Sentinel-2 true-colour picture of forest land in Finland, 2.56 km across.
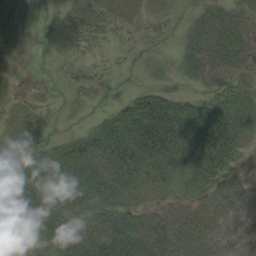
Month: August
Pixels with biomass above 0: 75%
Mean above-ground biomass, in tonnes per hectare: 51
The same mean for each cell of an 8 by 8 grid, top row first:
47 8 37 30 15 8 58 46
16 7 11 3 7 14 77 63
9 9 9 8 8 9 51 42
26 19 12 36 98 89 77 92
36 36 63 102 113 119 118 54
51 82 91 106 57 55 85 37
69 89 76 73 35 36 62 56
20 52 83 92 85 85 59 50
